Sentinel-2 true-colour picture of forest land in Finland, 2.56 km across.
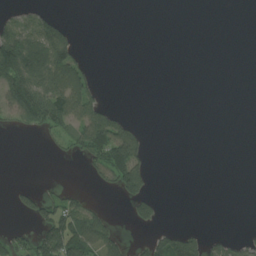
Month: August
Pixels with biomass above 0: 26%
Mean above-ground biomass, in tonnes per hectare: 31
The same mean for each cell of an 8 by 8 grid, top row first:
23 35 0 0 0 0 0 0
138 137 32 0 0 0 0 0
102 106 71 0 0 0 0 0
67 100 83 39 0 0 0 0
0 13 72 130 36 0 0 0
0 0 5 75 73 0 0 0
26 58 53 3 61 0 0 0
41 120 86 57 21 76 37 24
